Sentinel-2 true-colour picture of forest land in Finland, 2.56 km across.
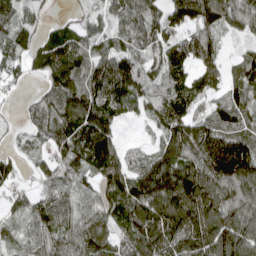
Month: April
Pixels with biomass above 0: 87%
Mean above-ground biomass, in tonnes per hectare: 100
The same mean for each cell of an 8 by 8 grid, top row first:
90 31 39 68 104 100 112 91
88 122 96 83 76 92 95 31
42 73 130 167 85 91 74 87
18 92 148 90 55 108 65 77
29 68 126 107 32 134 138 127
57 88 97 129 161 179 156 167
74 105 89 95 143 160 143 119
73 100 117 88 132 135 147 139
